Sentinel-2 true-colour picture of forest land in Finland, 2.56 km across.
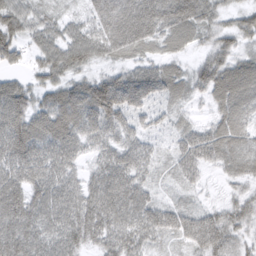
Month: March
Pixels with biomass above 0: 93%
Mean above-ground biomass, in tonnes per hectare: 56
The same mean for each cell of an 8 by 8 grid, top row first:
59 30 27 75 87 87 56 35
52 59 72 57 46 34 40 42
34 48 46 74 86 49 76 83
82 78 93 96 46 23 20 56
86 76 54 47 37 28 64 54
68 70 36 71 36 23 14 42
85 71 66 74 59 39 31 53
86 59 56 55 47 32 95 48
